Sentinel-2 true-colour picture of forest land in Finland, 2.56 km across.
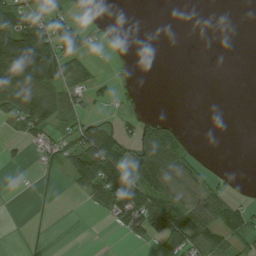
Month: August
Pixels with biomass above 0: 39%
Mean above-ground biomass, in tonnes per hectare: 37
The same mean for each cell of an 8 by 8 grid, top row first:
80 57 13 2 0 0 0 0
172 121 57 7 0 0 0 0
108 102 68 24 0 0 0 0
73 84 40 13 11 1 0 0
11 41 80 72 86 65 1 0
0 7 78 103 84 54 24 5
0 1 3 68 118 94 66 49
1 3 0 1 39 84 77 50
